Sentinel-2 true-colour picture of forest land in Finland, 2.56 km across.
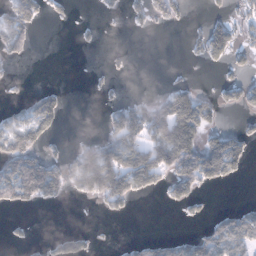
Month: January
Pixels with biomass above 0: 35%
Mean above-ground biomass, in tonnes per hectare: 50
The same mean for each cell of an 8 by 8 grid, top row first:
79 24 1 10 38 39 19 35
64 0 8 6 0 0 90 42
8 0 0 14 0 11 1 30
30 104 0 40 95 172 59 27
105 40 33 86 102 209 92 69
128 147 126 183 126 111 105 27
45 11 1 42 0 28 11 26
13 21 43 3 22 33 81 83
